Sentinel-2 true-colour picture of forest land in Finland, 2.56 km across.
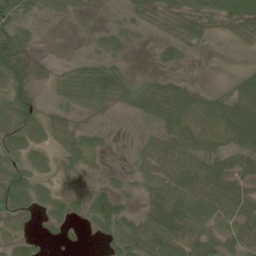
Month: June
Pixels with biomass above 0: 69%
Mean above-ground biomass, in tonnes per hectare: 34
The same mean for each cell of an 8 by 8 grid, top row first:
58 14 9 6 28 40 43 55
90 1 1 23 3 30 6 11
66 13 57 63 17 28 4 25
52 22 27 15 38 59 44 65
29 26 39 9 21 48 34 47
42 20 18 12 21 44 58 55
43 30 23 60 33 87 53 49
29 12 4 32 54 63 47 43
